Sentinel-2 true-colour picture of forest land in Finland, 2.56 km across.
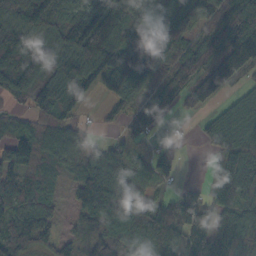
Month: October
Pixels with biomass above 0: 83%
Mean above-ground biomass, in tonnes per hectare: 101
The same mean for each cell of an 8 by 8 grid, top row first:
96 137 99 125 103 133 88 144
126 109 155 158 222 110 107 165
111 109 110 105 107 137 136 65
33 117 42 29 60 32 47 105
96 99 58 49 31 41 60 145
88 72 84 120 97 48 25 160
92 67 65 146 143 122 115 109
126 61 40 97 135 148 174 134
